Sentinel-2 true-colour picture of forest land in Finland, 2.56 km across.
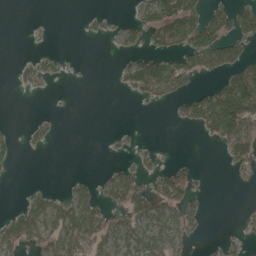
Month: May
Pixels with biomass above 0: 36%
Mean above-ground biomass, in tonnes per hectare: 37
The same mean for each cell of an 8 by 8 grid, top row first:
0 0 7 9 44 118 63 73
0 7 0 12 45 63 94 45
13 22 2 7 121 88 20 95
0 4 0 0 2 23 108 149
15 17 0 8 7 1 12 106
2 0 9 32 37 68 3 16
19 63 68 45 75 68 12 4
58 50 80 68 76 66 7 18
